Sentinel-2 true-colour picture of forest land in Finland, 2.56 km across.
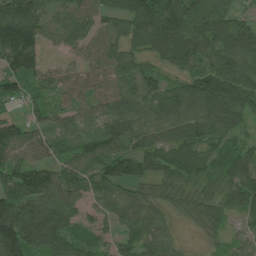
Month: July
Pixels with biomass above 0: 93%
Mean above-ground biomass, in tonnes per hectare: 82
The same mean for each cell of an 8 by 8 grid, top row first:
125 71 79 56 122 137 132 60
142 39 53 63 68 150 120 127
79 52 65 86 87 46 131 134
21 55 54 77 83 94 109 112
105 68 61 79 75 99 90 57
80 92 62 90 64 71 69 127
103 92 49 69 74 44 86 87
137 102 58 39 82 30 25 39
